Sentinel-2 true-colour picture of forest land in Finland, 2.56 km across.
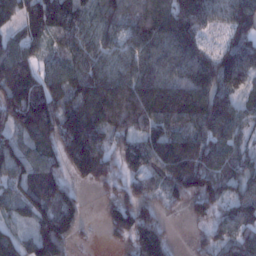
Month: January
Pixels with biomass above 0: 89%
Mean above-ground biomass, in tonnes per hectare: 99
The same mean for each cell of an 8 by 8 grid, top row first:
69 138 91 94 109 135 89 122
72 52 103 74 101 100 58 114
152 87 130 121 128 93 107 90
154 165 148 148 124 119 114 80
78 113 210 90 94 137 102 72
83 116 95 96 67 122 126 79
59 111 56 74 90 27 78 91
70 164 25 34 123 16 47 81
